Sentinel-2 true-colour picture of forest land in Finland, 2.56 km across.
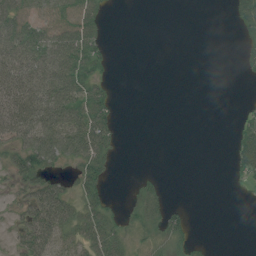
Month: July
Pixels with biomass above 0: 44%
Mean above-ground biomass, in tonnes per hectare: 29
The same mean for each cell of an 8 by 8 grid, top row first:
63 51 61 4 0 0 0 43
66 79 74 6 0 0 0 11
73 88 66 9 0 0 0 2
77 84 68 29 0 0 0 9
49 91 82 34 0 0 0 41
31 37 35 12 8 0 0 20
22 84 46 19 43 13 0 0
26 60 43 55 18 28 3 0
